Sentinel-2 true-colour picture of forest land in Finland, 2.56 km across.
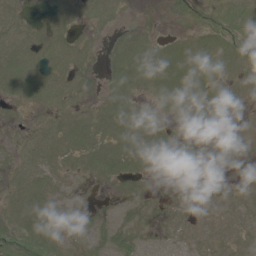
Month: June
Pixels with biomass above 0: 58%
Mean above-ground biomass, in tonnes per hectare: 5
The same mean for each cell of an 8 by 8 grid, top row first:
5 4 6 5 0 5 7 10
10 9 6 4 7 5 7 9
12 11 5 4 7 8 7 4
2 4 5 6 3 4 4 1
4 8 8 7 7 6 2 0
6 8 3 6 4 3 1 0
8 5 4 3 5 3 1 2
14 11 5 9 6 3 2 3
